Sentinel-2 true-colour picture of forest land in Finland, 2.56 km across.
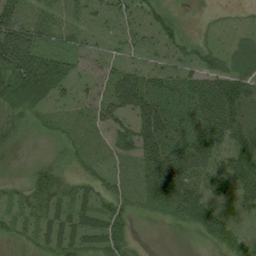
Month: August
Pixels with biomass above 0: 87%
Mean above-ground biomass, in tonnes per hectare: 42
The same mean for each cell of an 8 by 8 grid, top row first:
72 51 46 38 31 17 6 8
128 47 37 29 41 35 29 20
97 85 44 62 61 58 67 50
34 21 25 52 71 53 88 57
19 9 15 28 68 72 94 50
5 40 20 20 36 109 55 65
22 39 32 30 15 49 50 22
19 29 33 43 4 5 29 25
